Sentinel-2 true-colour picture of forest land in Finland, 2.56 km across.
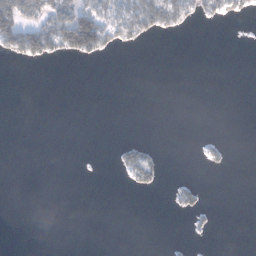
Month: January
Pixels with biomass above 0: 14%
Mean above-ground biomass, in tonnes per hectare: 12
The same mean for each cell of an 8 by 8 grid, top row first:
83 61 95 38 68 48 23 13
60 66 112 23 7 0 0 0
0 0 0 0 0 0 0 0
0 0 0 0 0 0 0 0
0 0 0 5 22 0 7 0
0 0 0 2 34 2 2 0
0 0 0 0 0 13 7 0
0 0 0 0 0 1 2 0
